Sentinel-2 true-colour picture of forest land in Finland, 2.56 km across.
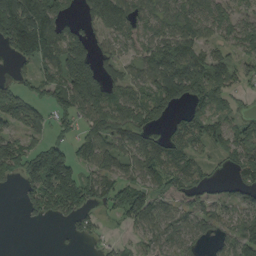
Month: August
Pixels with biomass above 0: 70%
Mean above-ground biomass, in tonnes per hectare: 89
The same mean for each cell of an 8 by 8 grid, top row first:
207 145 55 155 70 99 79 57
114 122 134 49 70 130 69 73
42 102 208 72 87 162 152 54
147 68 105 126 107 52 78 52
97 101 97 94 93 72 67 94
67 184 95 89 104 95 42 69
8 108 113 64 116 63 77 73
0 0 33 17 51 77 47 120
